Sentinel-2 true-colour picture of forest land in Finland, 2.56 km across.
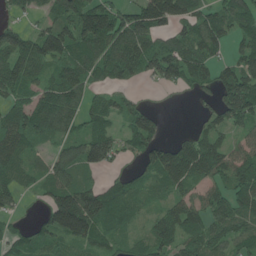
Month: June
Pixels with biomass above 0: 79%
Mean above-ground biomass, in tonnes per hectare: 81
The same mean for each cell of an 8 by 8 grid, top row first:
28 52 132 117 122 110 78 95
109 134 108 107 102 97 89 54
101 72 86 48 38 69 57 109
84 104 74 66 65 1 42 139
113 43 97 84 75 56 94 52
75 70 64 24 55 124 83 110
34 77 177 123 49 77 80 88
44 62 92 65 58 82 80 63
